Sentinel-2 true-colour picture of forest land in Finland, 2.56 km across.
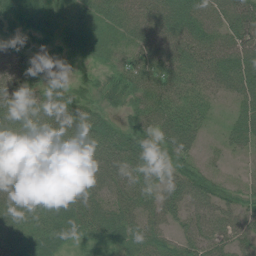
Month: July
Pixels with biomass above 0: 93%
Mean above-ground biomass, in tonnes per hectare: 51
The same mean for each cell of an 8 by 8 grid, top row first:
43 48 37 54 64 78 59 82
35 25 40 34 53 64 62 83
68 32 25 39 54 58 47 68
68 73 66 30 64 62 25 35
44 51 62 65 71 78 15 34
49 43 44 55 52 52 33 14
56 56 61 52 43 47 49 40
65 66 47 59 56 41 48 44
